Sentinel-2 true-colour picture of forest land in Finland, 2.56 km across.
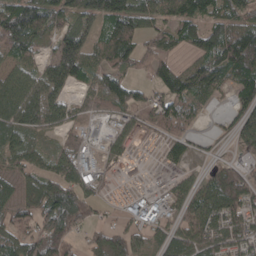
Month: April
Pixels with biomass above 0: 77%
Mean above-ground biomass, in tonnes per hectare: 71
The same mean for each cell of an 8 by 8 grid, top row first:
140 84 91 134 85 92 71 71
103 36 118 93 43 35 94 122
77 102 68 67 26 64 94 91
107 112 41 67 56 70 17 59
64 24 56 45 17 43 13 47
62 78 79 20 10 25 43 79
58 104 137 15 52 40 124 105
74 157 40 72 52 62 101 87
